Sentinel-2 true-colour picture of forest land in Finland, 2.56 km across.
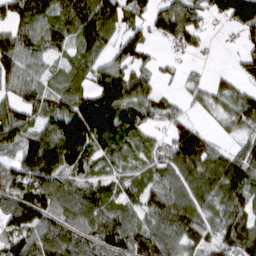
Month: March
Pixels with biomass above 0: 83%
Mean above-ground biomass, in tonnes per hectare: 93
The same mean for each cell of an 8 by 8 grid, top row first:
102 95 156 119 62 133 80 164
121 87 82 70 73 42 17 41
96 49 75 136 89 25 39 45
103 101 163 147 71 52 30 89
77 124 159 82 51 123 61 52
102 148 90 58 60 93 106 105
121 115 113 89 86 114 72 97
93 121 115 126 137 94 83 130
